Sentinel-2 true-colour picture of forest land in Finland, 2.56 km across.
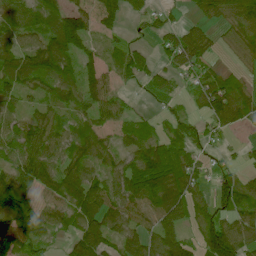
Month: June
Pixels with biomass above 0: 79%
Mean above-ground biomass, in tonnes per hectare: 74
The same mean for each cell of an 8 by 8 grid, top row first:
79 91 72 59 39 15 56 98
92 125 84 31 27 120 56 49
92 81 95 45 36 35 74 38
54 56 61 64 17 30 72 92
90 91 90 50 92 70 30 19
105 95 125 75 136 117 39 52
119 75 124 88 96 98 60 80
89 35 110 83 86 87 97 93
